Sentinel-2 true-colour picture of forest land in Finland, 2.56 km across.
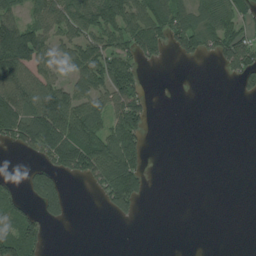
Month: July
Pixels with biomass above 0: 46%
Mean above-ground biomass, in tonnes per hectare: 58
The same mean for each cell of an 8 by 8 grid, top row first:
68 82 96 124 106 80 74 70
186 92 101 91 84 54 53 105
109 75 77 113 26 0 0 47
160 161 107 82 71 0 0 0
56 140 137 110 56 0 0 0
11 79 58 148 60 0 0 0
64 67 0 58 8 0 0 0
121 29 0 0 0 0 0 0
